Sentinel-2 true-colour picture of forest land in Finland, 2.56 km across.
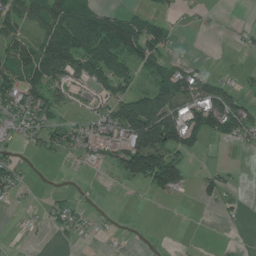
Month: July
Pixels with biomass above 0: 47%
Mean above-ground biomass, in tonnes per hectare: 51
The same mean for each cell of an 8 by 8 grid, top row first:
80 104 118 71 41 11 9 3
72 126 129 148 135 15 0 13
70 109 66 100 42 106 54 15
66 67 19 78 188 96 130 70
24 45 51 74 137 93 28 26
43 3 7 21 106 100 33 5
9 24 20 2 3 1 9 15
1 3 14 7 1 2 0 1
